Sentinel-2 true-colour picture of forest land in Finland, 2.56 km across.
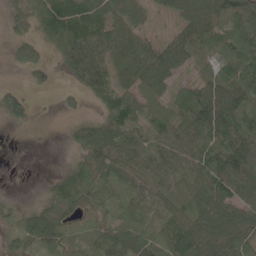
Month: May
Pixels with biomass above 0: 81%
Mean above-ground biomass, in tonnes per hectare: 61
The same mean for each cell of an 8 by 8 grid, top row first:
33 70 105 74 38 50 95 92
35 31 99 75 66 105 60 83
3 21 50 61 64 48 57 97
53 1 16 64 51 66 124 99
0 1 49 86 78 83 90 109
0 8 62 54 69 72 89 92
17 61 48 44 47 64 85 77
40 67 24 70 61 88 101 77
